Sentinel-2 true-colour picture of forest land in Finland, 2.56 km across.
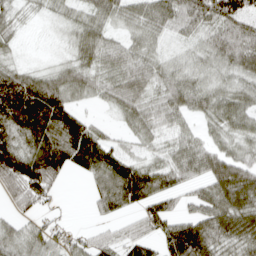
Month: April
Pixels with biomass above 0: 81%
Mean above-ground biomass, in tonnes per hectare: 64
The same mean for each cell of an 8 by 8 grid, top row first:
22 15 32 47 60 85 96 103
14 3 45 54 45 16 49 88
96 59 62 63 73 56 36 42
185 167 44 21 55 62 48 60
81 125 153 46 28 43 42 39
135 133 24 125 93 67 75 95
27 23 0 56 67 30 67 95
55 49 31 39 55 116 103 71
